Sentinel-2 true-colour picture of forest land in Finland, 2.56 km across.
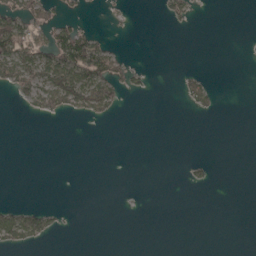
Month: May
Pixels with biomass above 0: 16%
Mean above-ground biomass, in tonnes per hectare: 14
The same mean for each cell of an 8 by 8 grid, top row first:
56 30 13 7 0 24 0 0
80 53 96 22 0 0 0 1
60 65 84 64 11 7 13 0
0 33 33 24 0 0 14 0
0 0 0 0 0 0 0 0
0 0 0 0 0 0 10 0
20 22 0 0 1 0 0 0
41 18 0 0 0 0 0 0
